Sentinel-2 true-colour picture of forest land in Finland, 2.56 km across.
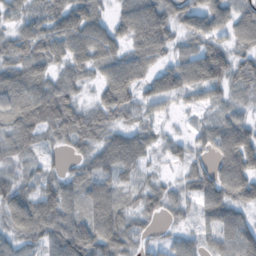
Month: October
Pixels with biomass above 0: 85%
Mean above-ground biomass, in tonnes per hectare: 51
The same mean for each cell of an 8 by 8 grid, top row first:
32 53 64 30 74 48 67 50
57 59 67 54 72 29 52 39
50 53 36 65 49 74 79 41
59 79 50 57 28 15 18 29
48 17 43 67 45 21 41 90
32 34 44 64 24 12 58 90
69 79 51 76 40 23 51 46
48 61 101 82 26 29 39 83
